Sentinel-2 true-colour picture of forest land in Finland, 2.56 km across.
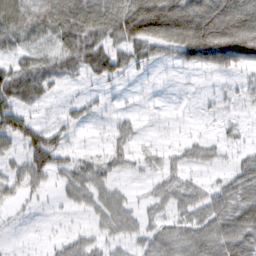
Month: February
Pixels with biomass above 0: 66%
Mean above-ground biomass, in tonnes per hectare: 54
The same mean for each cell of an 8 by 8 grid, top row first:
80 93 109 104 181 157 207 173
42 33 88 66 60 90 179 170
84 58 26 38 11 5 8 25
66 10 22 14 9 4 9 10
41 80 12 31 13 15 27 21
41 51 50 29 14 34 20 68
12 5 24 55 23 48 76 99
4 8 30 30 44 66 83 106
